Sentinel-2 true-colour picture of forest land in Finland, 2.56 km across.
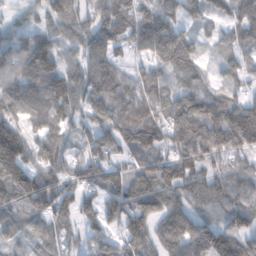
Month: February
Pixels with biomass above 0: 89%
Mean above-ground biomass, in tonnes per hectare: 89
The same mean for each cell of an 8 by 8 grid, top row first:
31 58 68 130 99 71 69 84
96 91 68 79 82 149 30 76
127 130 81 102 89 65 42 54
111 118 65 99 109 127 120 119
157 102 49 87 68 95 123 95
143 93 64 82 89 113 69 70
95 100 78 87 107 81 65 87
54 58 54 73 91 111 135 89
